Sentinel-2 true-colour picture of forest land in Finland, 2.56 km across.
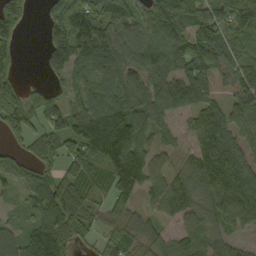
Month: September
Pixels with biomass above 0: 82%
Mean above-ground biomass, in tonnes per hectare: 85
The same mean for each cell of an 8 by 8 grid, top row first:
110 56 113 96 63 103 105 102
76 79 135 110 95 109 121 58
85 39 64 106 99 109 59 81
138 100 86 118 88 59 73 107
41 64 103 167 81 24 105 105
52 57 85 95 102 59 134 159
20 100 62 66 34 78 72 134
66 153 44 63 50 45 66 29
